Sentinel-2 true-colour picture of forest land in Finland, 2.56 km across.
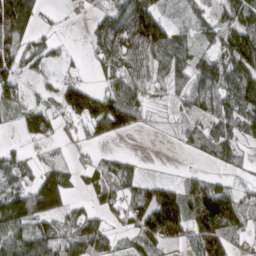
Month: March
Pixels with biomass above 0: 71%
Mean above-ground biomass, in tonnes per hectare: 76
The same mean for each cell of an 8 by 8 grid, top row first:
195 15 15 73 158 22 75 96
102 50 5 94 119 85 55 142
84 24 43 64 72 50 105 119
44 79 127 160 45 24 69 111
16 32 42 17 0 18 72 49
73 110 39 85 33 10 57 12
152 146 40 50 118 156 178 115
107 86 100 50 97 77 145 37
